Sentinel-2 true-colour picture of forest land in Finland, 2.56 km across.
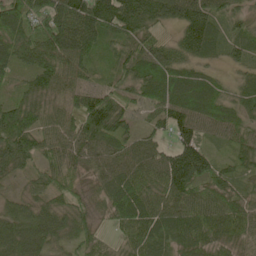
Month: May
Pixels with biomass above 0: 95%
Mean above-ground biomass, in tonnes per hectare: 72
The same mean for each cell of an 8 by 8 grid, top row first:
110 99 118 114 111 75 91 46
94 96 92 49 69 79 78 57
38 84 48 44 89 79 54 41
84 65 102 123 29 84 73 56
94 59 79 68 53 74 38 58
35 56 50 78 80 128 80 49
54 62 52 68 88 77 80 71
105 74 53 27 71 69 75 57
